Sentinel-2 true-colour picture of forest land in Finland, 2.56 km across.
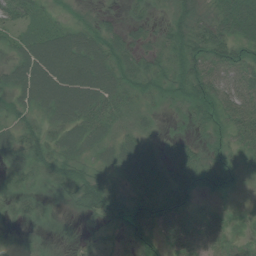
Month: July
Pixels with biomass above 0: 92%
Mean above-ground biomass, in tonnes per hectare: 44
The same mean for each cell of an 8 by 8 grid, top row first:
47 27 17 13 25 40 43 106
41 74 70 51 31 53 67 51
50 83 80 62 47 47 61 52
44 51 70 54 34 16 34 63
55 53 64 54 41 30 28 37
37 36 54 49 62 48 47 26
28 16 34 49 61 70 23 11
8 11 9 15 40 63 55 27
